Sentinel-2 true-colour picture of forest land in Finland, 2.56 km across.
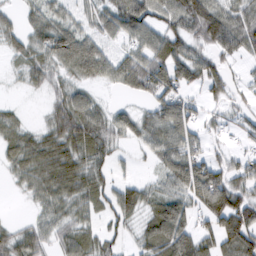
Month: February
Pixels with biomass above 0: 75%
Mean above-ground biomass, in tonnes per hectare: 56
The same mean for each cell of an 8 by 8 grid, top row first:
26 58 37 66 85 73 107 66
43 70 84 28 72 67 57 62
11 47 41 44 88 81 61 21
20 32 88 38 36 77 26 31
61 66 81 52 43 72 29 16
35 79 78 34 13 68 98 53
1 54 53 54 56 71 79 95
62 45 62 35 49 111 48 101
